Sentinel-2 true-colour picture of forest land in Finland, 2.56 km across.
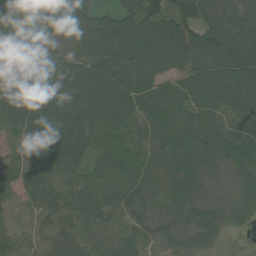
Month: July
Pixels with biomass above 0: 96%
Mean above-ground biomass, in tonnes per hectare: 86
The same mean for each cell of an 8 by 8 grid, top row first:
94 89 81 60 118 136 93 102
92 94 93 103 124 137 126 113
123 129 110 113 104 76 122 132
109 118 122 113 104 111 93 98
37 125 100 90 57 112 111 95
65 76 63 72 63 47 35 38
26 58 66 71 58 49 49 56
60 49 77 71 71 57 50 8
